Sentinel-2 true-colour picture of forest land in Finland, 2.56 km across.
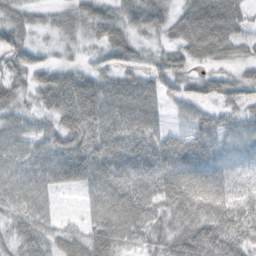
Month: October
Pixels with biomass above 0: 91%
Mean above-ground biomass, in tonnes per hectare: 44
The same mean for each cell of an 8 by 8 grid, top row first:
39 18 35 39 47 37 77 37
51 21 20 46 21 40 64 33
40 40 53 38 37 37 29 30
35 37 78 58 66 16 23 25
39 43 52 47 48 33 40 32
43 44 54 51 43 63 73 23
36 30 15 61 61 67 85 42
36 39 41 63 44 69 84 45
